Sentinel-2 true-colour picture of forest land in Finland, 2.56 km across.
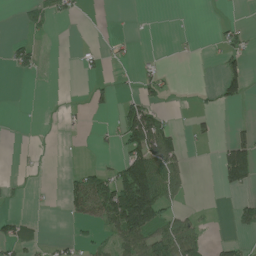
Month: June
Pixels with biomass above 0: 24%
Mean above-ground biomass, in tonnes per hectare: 29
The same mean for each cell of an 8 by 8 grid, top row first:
4 23 9 0 0 0 0 2
31 0 9 12 0 3 5 34
5 1 4 11 24 5 0 59
0 1 4 11 88 5 13 1
1 1 0 9 120 42 10 72
4 1 39 55 167 58 0 90
4 3 40 137 193 30 3 35
56 10 23 43 102 109 21 16
